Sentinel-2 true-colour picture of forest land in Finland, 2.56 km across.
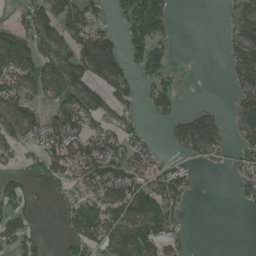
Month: June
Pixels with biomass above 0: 56%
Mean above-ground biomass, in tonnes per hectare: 75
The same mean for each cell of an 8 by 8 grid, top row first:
26 111 117 33 166 25 0 92
124 105 114 145 115 17 0 105
111 107 122 126 52 41 1 82
112 64 134 69 25 63 58 83
59 90 109 102 63 54 138 64
45 66 99 144 106 87 2 48
69 9 96 120 128 70 0 12
76 13 96 107 112 51 0 0
